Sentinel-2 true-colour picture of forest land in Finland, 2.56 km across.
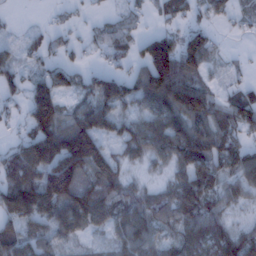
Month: January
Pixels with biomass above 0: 74%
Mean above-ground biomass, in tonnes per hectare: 68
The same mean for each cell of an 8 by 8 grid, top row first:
2 4 10 17 23 42 39 22
25 32 21 47 65 104 81 4
17 74 44 85 91 149 35 17
17 127 70 78 63 117 90 93
34 141 134 42 82 112 96 66
97 123 98 88 19 59 97 65
144 119 121 78 72 102 79 30
89 66 30 42 84 55 96 90
